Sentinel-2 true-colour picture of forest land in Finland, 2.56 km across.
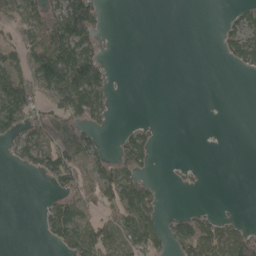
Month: May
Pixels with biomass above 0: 40%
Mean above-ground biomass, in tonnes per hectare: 41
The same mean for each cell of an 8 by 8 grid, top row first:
45 82 138 1 0 0 0 33
38 105 108 1 0 0 0 80
70 95 133 27 0 0 0 0
120 65 95 28 0 0 0 0
58 94 108 18 74 0 0 0
1 59 60 87 52 8 2 0
0 35 50 44 95 4 12 2
0 21 98 58 89 64 98 78
